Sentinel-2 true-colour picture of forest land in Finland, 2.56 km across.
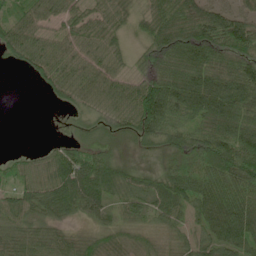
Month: June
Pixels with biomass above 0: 85%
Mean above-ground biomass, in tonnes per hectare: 64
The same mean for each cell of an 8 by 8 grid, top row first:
46 54 55 61 54 98 90 61
65 63 63 53 52 98 105 99
0 53 69 60 86 98 92 109
0 1 29 58 112 94 100 100
0 10 34 17 37 62 91 107
50 68 94 91 30 78 107 111
61 67 55 40 49 58 101 118
60 54 40 49 41 34 48 76
